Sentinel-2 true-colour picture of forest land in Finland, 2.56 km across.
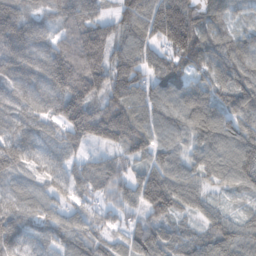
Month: November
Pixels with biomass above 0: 94%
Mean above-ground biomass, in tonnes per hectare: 92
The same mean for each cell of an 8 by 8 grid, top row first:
122 57 115 63 123 181 77 41
169 96 179 118 85 126 93 82
113 132 202 140 93 78 82 93
83 73 146 113 74 84 117 90
96 65 80 76 84 67 93 119
69 59 65 82 78 87 64 108
69 55 50 54 84 82 52 23
90 58 83 48 116 96 93 96
